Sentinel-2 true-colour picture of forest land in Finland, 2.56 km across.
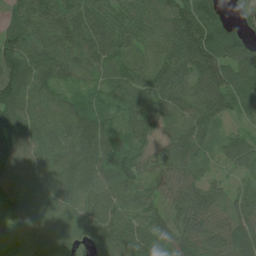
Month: July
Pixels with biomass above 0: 96%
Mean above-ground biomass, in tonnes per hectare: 78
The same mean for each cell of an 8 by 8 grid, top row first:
69 98 92 77 86 110 85 28
99 88 84 70 68 106 123 87
123 86 52 63 69 84 107 86
102 78 72 39 91 76 76 43
102 82 96 69 49 84 48 60
86 73 95 77 63 70 36 27
102 76 85 88 79 60 81 69
58 81 49 88 83 70 76 93
